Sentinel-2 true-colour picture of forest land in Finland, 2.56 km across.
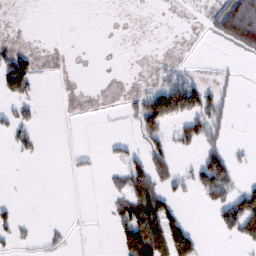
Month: February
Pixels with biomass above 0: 35%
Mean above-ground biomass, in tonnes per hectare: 32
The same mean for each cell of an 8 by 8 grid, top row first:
3 0 0 1 1 4 33 167
37 9 1 2 3 7 2 74
108 4 3 6 10 40 23 16
38 1 7 4 94 102 107 3
23 2 1 12 41 41 62 7
1 0 10 12 75 43 119 25
13 0 3 19 86 39 26 124
23 16 3 15 126 114 3 38
